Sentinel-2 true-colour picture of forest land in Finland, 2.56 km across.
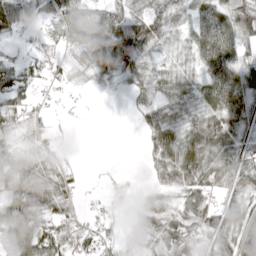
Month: April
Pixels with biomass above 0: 77%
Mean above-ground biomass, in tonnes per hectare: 44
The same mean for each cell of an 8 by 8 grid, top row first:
73 41 69 54 59 37 56 64
10 25 59 88 59 19 66 47
53 22 18 30 38 39 50 58
54 20 3 0 30 36 50 62
29 30 0 0 21 74 86 60
50 60 14 8 9 68 70 64
75 62 20 13 35 45 54 51
77 83 41 24 29 78 43 60
